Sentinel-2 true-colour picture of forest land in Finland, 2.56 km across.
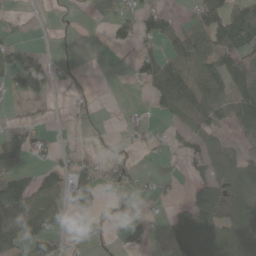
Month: May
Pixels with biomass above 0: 46%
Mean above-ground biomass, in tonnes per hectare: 41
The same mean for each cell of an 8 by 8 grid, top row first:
13 1 3 21 52 18 70 61
66 9 5 13 33 34 51 87
76 53 4 0 47 90 61 94
10 12 11 0 10 45 65 76
55 21 2 9 17 22 49 34
63 53 68 40 16 21 61 102
84 31 48 17 6 17 117 76
42 61 15 10 43 68 97 77
